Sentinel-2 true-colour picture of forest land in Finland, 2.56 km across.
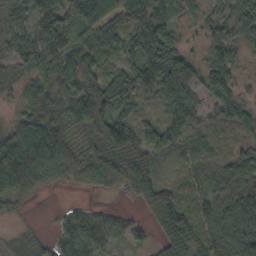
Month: October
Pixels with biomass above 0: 89%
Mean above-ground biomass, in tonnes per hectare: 51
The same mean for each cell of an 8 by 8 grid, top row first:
43 69 65 61 84 37 37 55
51 78 46 42 80 47 54 48
26 39 59 48 59 97 73 30
22 67 74 58 20 58 38 45
70 110 33 55 61 43 23 25
104 42 25 52 72 19 30 86
15 1 17 11 22 49 75 118
19 18 66 33 23 73 72 94
